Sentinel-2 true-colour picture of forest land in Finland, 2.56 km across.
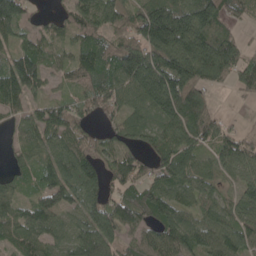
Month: May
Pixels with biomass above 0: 87%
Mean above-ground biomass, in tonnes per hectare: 88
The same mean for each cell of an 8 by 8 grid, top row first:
106 24 85 99 135 184 158 50
66 59 74 89 158 188 157 55
139 53 65 92 169 203 93 60
51 71 60 52 72 136 81 4
43 70 80 54 51 105 71 83
50 76 119 63 59 99 62 60
65 104 68 94 115 101 71 90
67 71 79 72 71 122 95 94
